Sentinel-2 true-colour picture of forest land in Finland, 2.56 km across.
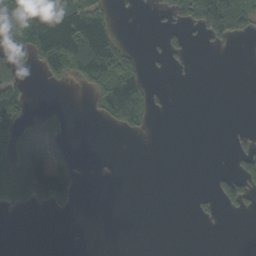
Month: September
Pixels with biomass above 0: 28%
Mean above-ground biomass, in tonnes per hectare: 39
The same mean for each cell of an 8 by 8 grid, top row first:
88 112 123 34 1 64 153 102
40 125 185 97 8 26 13 2
42 34 51 144 60 3 0 0
94 28 0 84 72 0 0 0
96 87 1 0 0 0 0 15
116 171 30 0 0 0 5 58
29 34 8 0 0 0 13 35
0 0 0 0 0 0 0 0
